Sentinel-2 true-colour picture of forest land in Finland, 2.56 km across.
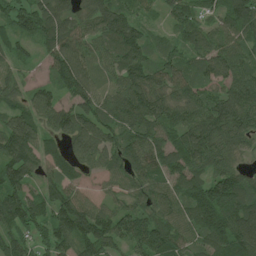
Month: July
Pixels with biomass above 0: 93%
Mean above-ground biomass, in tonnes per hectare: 100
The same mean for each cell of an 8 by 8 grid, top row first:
103 121 77 142 44 78 50 117
55 81 82 101 93 51 90 72
51 50 137 54 119 96 76 98
85 109 118 122 153 96 133 139
152 67 139 102 119 110 146 70
118 61 53 59 107 109 107 80
151 105 113 67 78 87 173 132
90 95 137 114 107 102 115 151
